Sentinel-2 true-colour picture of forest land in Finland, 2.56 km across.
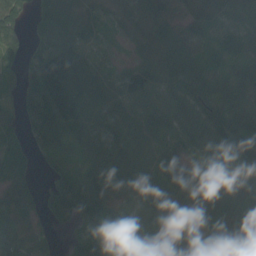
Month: September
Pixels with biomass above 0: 90%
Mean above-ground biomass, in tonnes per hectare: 80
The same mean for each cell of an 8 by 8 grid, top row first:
78 88 63 40 61 91 82 76
55 94 69 38 45 88 52 74
52 149 111 59 87 95 99 100
44 135 99 93 95 92 90 97
27 70 70 109 83 76 94 86
57 44 71 89 89 96 91 75
87 74 119 73 74 49 90 109
84 50 78 61 85 84 53 104
